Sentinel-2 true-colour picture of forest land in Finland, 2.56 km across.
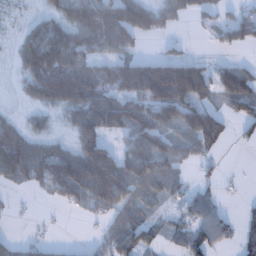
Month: January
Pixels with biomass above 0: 64%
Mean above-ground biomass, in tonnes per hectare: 64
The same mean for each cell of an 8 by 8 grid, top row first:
13 36 82 100 116 49 34 36
31 132 89 82 13 13 11 39
17 131 129 96 149 209 86 120
11 41 86 115 83 120 92 54
92 51 104 37 84 63 99 12
62 97 142 108 105 53 16 4
6 6 40 43 46 23 54 11
18 15 3 63 59 38 72 47
